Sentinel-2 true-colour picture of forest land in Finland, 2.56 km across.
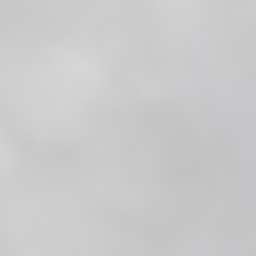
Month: June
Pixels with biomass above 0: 78%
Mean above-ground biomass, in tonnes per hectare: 56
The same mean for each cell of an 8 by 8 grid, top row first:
33 43 0 18 15 56 12 88
1 39 19 21 31 64 14 98
29 35 54 36 67 67 53 76
15 55 43 64 107 94 70 74
50 39 73 39 92 114 82 74
87 42 18 43 83 82 36 58
76 71 44 58 71 53 49 107
75 47 62 39 39 78 77 109
